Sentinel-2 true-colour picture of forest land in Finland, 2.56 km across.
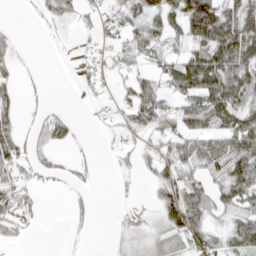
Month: April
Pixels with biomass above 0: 57%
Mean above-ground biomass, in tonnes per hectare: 39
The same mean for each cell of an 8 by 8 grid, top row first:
5 29 26 34 55 68 119 75
18 3 8 32 55 32 91 92
22 6 17 18 37 68 80 72
32 25 1 16 61 48 83 72
60 44 9 9 28 52 58 74
42 27 20 9 18 60 46 75
68 2 13 6 24 78 41 56
21 0 5 8 20 45 45 50
